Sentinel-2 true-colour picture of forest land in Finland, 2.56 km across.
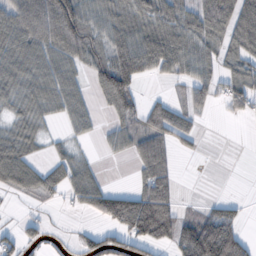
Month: October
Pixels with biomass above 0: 63%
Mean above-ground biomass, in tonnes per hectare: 60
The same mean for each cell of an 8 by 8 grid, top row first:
83 106 83 65 65 60 115 119
74 68 65 74 114 91 59 90
67 64 30 137 39 35 58 81
37 39 42 51 60 63 26 34
66 20 14 27 75 56 7 0
80 59 52 2 73 38 1 0
3 12 30 131 173 73 33 24
45 21 27 51 96 97 169 85
